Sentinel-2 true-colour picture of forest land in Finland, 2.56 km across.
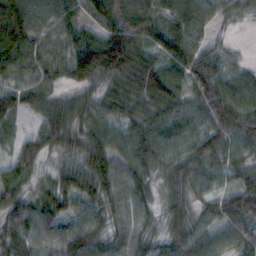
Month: October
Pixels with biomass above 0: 95%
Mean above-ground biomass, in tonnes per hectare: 65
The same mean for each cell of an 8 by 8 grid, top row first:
106 89 52 90 79 85 73 43
96 69 106 142 81 111 61 12
39 46 57 58 86 59 84 53
49 55 56 55 60 61 70 69
34 49 46 64 69 63 60 53
62 25 75 72 58 70 52 50
67 67 55 60 53 48 41 81
61 61 96 56 57 62 57 67
